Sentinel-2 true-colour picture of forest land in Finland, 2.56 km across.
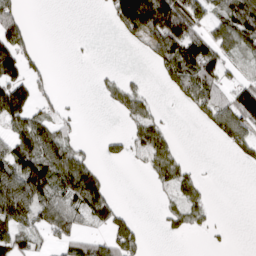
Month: March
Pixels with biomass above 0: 47%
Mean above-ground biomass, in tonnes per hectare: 55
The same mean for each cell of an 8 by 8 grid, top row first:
56 0 0 54 220 186 63 117
114 1 2 0 32 133 109 66
102 26 0 16 8 65 97 38
127 34 10 10 48 3 83 125
88 90 30 18 72 21 1 75
135 126 120 6 10 61 6 0
129 100 88 61 0 36 26 0
79 36 61 70 31 9 5 0
